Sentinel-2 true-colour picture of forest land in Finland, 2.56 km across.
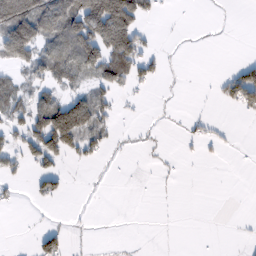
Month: February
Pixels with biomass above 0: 32%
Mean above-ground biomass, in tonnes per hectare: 38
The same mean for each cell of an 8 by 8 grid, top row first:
147 138 159 239 52 1 0 0
165 72 143 156 44 1 1 0
27 53 44 79 40 1 2 78
49 128 144 32 2 2 2 22
38 124 77 13 8 2 20 2
22 52 10 2 1 4 0 0
7 5 4 11 0 0 0 0
0 5 2 3 8 1 1 2
